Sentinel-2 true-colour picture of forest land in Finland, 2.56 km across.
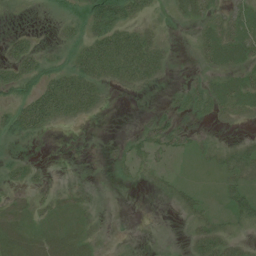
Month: July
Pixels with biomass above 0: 54%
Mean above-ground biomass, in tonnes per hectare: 20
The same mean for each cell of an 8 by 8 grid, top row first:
0 3 22 60 21 10 20 23
30 7 29 66 50 5 24 31
43 36 45 27 29 2 16 23
35 64 31 2 3 17 16 16
12 1 0 4 23 23 13 17
16 6 2 4 11 11 9 40
16 18 17 0 0 12 20 31
29 28 22 3 0 1 37 18
